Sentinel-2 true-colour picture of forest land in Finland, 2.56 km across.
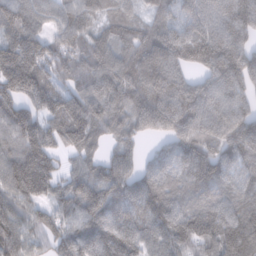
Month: February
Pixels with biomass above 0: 93%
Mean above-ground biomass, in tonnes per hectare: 120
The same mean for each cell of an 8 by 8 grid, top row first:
127 82 104 83 58 89 157 182
121 95 106 116 121 139 154 131
157 103 107 157 147 142 112 144
98 111 137 105 179 191 164 107
99 104 112 58 37 101 114 165
145 114 87 101 102 114 149 99
100 69 120 131 119 119 126 106
117 74 150 151 122 141 143 188
